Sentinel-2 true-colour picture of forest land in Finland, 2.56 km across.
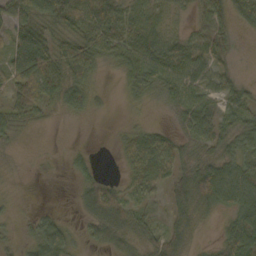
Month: October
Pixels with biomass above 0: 74%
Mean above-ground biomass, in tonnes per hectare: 32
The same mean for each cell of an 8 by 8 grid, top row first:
59 55 61 59 48 18 35 31
71 52 50 35 55 42 41 4
53 52 39 3 44 53 38 17
31 14 28 5 6 25 44 43
9 0 2 4 46 33 32 31
3 2 21 7 36 34 61 63
5 5 15 60 26 30 30 64
14 53 13 31 28 33 4 67
